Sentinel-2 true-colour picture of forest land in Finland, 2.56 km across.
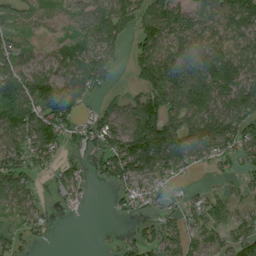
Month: August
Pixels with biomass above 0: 75%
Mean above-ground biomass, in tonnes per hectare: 63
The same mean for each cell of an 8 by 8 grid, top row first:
32 25 50 118 77 102 54 89
60 23 44 52 75 67 91 36
101 80 84 22 71 101 104 80
77 99 43 46 116 88 75 87
83 106 39 83 171 120 95 84
95 28 29 66 81 47 14 39
59 26 14 12 35 38 64 37
36 16 0 8 54 64 46 57
